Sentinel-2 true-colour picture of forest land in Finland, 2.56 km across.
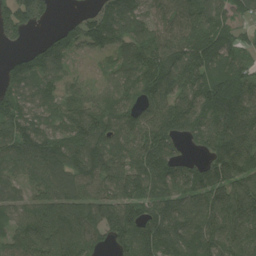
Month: July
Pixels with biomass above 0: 89%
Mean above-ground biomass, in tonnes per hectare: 113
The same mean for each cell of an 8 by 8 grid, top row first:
130 56 40 140 112 112 127 59
29 87 62 95 131 129 188 71
114 86 36 56 135 123 124 111
119 96 125 112 100 128 117 147
126 133 149 125 133 72 98 150
73 116 127 168 141 128 137 144
72 108 108 124 122 130 130 147
85 128 114 92 131 139 136 123
